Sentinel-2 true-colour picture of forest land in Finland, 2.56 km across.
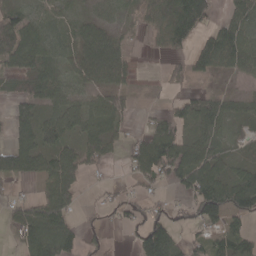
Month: April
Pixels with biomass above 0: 67%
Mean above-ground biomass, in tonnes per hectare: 52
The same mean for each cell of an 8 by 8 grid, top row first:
57 43 26 19 31 77 68 58
99 60 50 57 5 32 81 82
32 73 47 50 3 23 18 17
45 49 63 72 4 38 87 30
67 70 53 45 74 91 67 10
67 71 52 7 62 62 91 63
54 84 21 26 38 24 110 73
34 116 48 7 87 47 60 59
